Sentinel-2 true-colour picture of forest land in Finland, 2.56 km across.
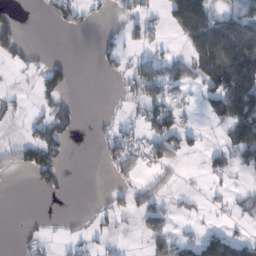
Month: February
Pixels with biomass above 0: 36%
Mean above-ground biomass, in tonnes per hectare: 40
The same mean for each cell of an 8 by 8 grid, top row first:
31 17 35 13 31 94 87 80
52 2 0 31 23 11 122 127
7 50 1 10 80 48 77 145
16 49 20 3 50 53 50 160
43 98 1 50 58 65 10 116
11 80 0 18 19 11 32 11
0 0 1 33 47 20 11 26
9 13 16 11 21 45 76 55
